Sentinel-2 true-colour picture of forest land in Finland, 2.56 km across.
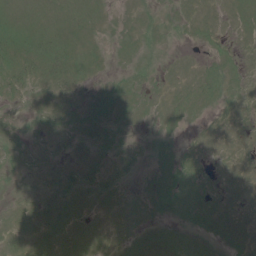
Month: June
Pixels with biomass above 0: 72%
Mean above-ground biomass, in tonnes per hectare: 9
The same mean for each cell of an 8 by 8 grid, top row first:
11 10 10 4 7 7 6 7
17 19 10 5 10 3 7 5
18 11 10 7 11 5 17 8
3 9 10 12 7 11 8 6
9 6 9 8 5 7 5 5
3 7 12 11 6 20 8 5
4 9 6 6 6 19 16 7
8 10 9 7 11 15 13 15
